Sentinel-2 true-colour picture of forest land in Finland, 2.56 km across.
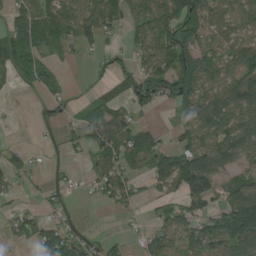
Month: August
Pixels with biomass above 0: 62%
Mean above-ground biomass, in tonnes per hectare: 53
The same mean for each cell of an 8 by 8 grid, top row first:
53 63 74 67 58 79 61 59
93 40 29 17 60 113 52 66
26 54 1 25 87 115 89 87
1 25 19 66 26 34 95 107
7 5 37 78 68 28 82 112
42 12 12 72 31 100 113 34
22 23 5 21 12 44 41 130
22 75 45 17 30 40 80 110
